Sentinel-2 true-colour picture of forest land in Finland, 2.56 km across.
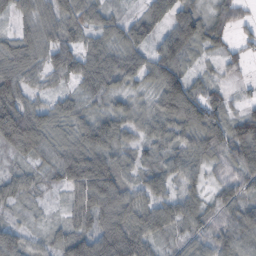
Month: October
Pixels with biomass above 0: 93%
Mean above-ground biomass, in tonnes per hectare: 74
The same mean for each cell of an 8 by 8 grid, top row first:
57 64 77 46 55 79 68 41
81 77 79 75 67 103 50 28
81 46 72 75 64 110 40 19
130 65 54 64 49 115 94 43
108 80 81 83 47 60 88 118
63 41 134 122 66 62 41 81
35 15 77 128 91 90 60 93
93 39 102 154 93 44 62 116
